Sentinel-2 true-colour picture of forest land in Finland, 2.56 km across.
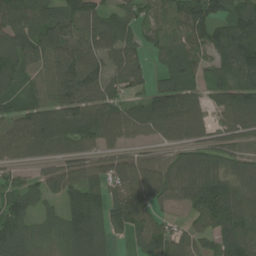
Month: July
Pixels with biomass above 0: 87%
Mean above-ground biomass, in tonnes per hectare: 96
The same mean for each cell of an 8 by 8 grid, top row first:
163 144 129 65 78 92 129 115
137 151 103 81 61 79 91 157
101 65 168 73 49 93 68 124
82 78 118 100 98 144 58 115
114 130 78 61 35 62 82 58
44 72 78 87 133 100 117 90
122 50 134 103 111 21 119 120
132 83 144 55 54 58 59 123
